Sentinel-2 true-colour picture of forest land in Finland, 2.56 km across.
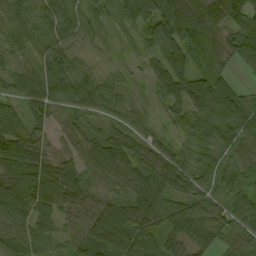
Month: September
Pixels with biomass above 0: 94%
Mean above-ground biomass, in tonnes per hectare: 67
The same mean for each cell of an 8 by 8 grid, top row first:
48 57 61 37 108 147 94 70
34 63 38 17 43 110 74 79
47 92 77 36 23 91 71 15
37 61 51 38 37 41 89 78
106 39 54 51 51 43 72 66
119 117 72 63 61 82 53 50
124 88 80 71 76 70 60 74
78 55 77 98 68 54 65 63
